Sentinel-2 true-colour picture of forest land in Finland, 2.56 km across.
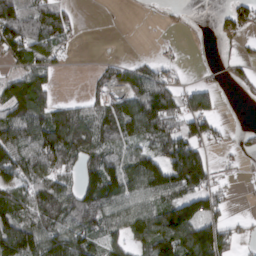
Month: March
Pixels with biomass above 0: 63%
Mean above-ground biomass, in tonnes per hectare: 82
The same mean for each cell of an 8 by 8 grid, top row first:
109 100 10 0 1 5 2 84
111 102 6 0 0 10 2 25
78 57 1 45 91 43 18 34
105 105 78 88 145 99 70 1
121 166 134 87 74 138 60 18
94 118 90 117 140 180 92 12
122 173 139 113 115 171 102 3
175 143 125 73 119 193 196 46
